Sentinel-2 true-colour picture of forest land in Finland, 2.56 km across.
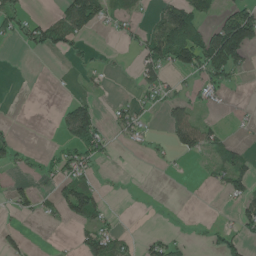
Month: June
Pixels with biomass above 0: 34%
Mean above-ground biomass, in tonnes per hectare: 35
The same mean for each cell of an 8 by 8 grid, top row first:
62 23 114 37 16 104 34 98
10 58 28 3 59 125 122 151
0 1 8 6 37 16 59 15
0 0 80 17 26 44 12 6
30 3 87 20 16 51 51 19
13 21 47 3 0 3 12 57
26 18 99 8 0 1 0 38
26 1 41 57 20 19 25 40
